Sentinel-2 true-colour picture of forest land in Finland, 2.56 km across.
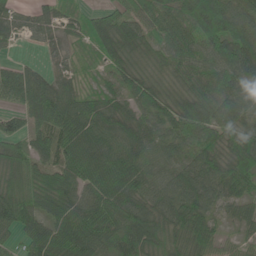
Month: June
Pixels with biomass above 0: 92%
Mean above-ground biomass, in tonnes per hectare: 64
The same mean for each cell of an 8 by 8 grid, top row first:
32 42 38 58 73 89 138 88
10 20 23 67 49 61 75 109
62 44 26 41 59 44 65 77
40 98 74 58 56 68 85 72
53 67 83 69 67 52 69 87
52 58 74 84 62 62 81 87
78 67 71 75 72 83 62 37
33 86 89 60 94 50 57 23
